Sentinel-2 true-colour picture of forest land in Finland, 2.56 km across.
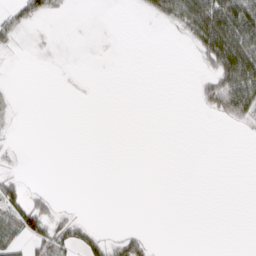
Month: March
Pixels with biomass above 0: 20%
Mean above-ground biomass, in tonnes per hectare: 14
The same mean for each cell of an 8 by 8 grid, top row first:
32 17 0 0 8 49 88 79
10 1 0 0 0 0 61 84
1 0 0 0 0 0 27 90
7 0 0 0 0 0 16 49
3 0 0 0 0 0 0 0
16 0 0 0 0 0 0 0
56 27 2 0 0 0 0 0
32 49 32 19 24 0 0 0
